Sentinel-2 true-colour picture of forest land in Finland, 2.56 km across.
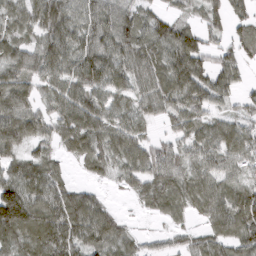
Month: March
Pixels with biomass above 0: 85%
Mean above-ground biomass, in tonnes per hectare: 64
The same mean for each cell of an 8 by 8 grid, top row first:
51 96 76 75 49 42 56 45
50 80 77 81 76 107 57 57
68 62 90 87 62 93 74 46
63 44 84 61 45 64 56 35
49 40 72 69 56 46 67 76
69 71 12 28 62 60 67 46
178 88 93 23 24 47 68 95
72 92 79 66 21 29 57 79
